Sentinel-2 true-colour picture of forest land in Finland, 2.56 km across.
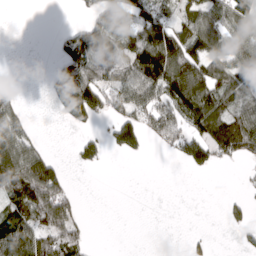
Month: March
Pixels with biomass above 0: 50%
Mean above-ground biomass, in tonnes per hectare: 66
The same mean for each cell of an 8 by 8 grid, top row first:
0 0 16 113 96 67 92 81
0 1 159 104 210 158 109 84
3 24 126 64 140 177 119 74
62 5 106 66 98 132 160 74
119 11 38 47 50 76 112 116
158 146 0 0 0 0 9 7
113 136 27 0 0 0 0 29
129 97 64 0 0 0 14 15
